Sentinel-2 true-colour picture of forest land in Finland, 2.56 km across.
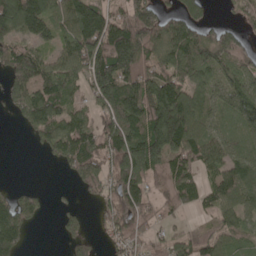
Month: May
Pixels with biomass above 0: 74%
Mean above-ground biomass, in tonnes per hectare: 100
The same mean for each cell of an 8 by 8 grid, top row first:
229 128 159 97 117 84 38 48
101 62 139 215 150 144 108 67
100 135 74 218 139 147 80 104
43 115 54 151 185 250 84 107
0 63 134 140 189 169 127 76
0 0 85 117 146 127 61 115
99 15 20 77 77 59 49 92
103 0 47 56 73 69 75 68
